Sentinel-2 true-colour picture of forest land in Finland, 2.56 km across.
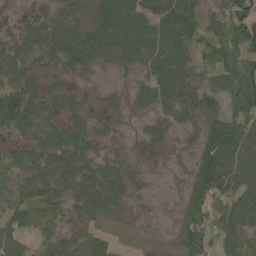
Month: June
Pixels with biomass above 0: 83%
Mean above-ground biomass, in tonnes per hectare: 57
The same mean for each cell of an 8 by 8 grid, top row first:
20 31 43 84 68 105 69 96
54 50 71 69 73 86 72 112
55 24 18 16 35 68 39 129
112 40 28 27 28 56 63 114
41 54 59 29 32 24 97 106
47 58 64 57 17 15 100 73
63 49 49 48 15 20 82 75
59 48 61 38 27 41 70 71
